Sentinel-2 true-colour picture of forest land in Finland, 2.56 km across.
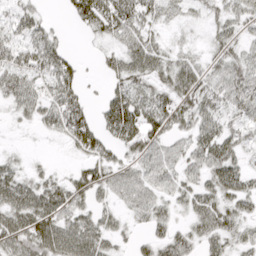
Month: April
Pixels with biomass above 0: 75%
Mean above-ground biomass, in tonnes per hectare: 44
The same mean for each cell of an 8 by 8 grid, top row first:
38 16 55 84 52 26 23 39
49 68 5 27 64 24 23 34
56 57 52 37 48 56 49 65
28 50 71 80 66 63 49 42
4 5 56 48 58 32 55 39
38 22 38 42 43 41 44 43
64 64 38 30 42 20 53 36
63 72 74 32 23 48 39 31
